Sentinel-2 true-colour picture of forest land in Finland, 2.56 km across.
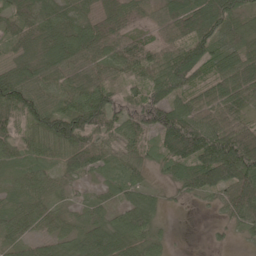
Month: May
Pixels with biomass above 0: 91%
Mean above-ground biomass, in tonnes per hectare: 64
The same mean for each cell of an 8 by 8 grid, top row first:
60 61 51 80 35 77 105 65
43 61 84 88 63 80 86 58
76 53 50 45 61 103 57 93
84 73 106 91 98 83 76 73
52 68 94 52 46 120 110 126
34 44 45 38 30 41 107 109
49 44 28 38 67 7 12 65
47 49 73 95 65 7 6 14
